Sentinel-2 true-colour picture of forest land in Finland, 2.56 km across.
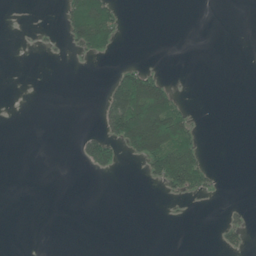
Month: June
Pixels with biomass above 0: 15%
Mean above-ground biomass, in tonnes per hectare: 19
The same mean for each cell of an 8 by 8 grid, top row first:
0 0 112 69 0 0 0 0
0 5 47 38 0 0 0 0
0 0 0 34 90 5 0 0
0 0 0 79 148 76 0 0
0 0 22 55 143 99 4 0
0 0 1 10 21 116 30 0
0 0 0 0 0 3 2 9
0 0 0 0 0 0 0 19
